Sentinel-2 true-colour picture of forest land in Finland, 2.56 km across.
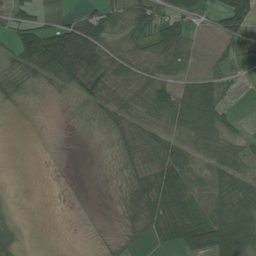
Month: July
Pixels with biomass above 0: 64%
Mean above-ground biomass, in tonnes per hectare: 38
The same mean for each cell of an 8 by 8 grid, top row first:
36 15 34 55 60 50 14 71
52 113 130 43 47 82 9 9
39 38 63 58 49 43 47 7
7 3 20 43 48 72 94 8
0 1 1 29 62 51 54 30
0 0 0 13 52 76 41 50
5 0 1 6 54 73 58 69
14 0 0 10 19 48 63 76
